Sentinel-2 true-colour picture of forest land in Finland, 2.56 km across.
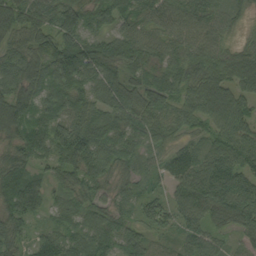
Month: September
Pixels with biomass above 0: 96%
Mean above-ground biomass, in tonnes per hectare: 76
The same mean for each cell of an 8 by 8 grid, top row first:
101 81 105 76 71 74 68 40
61 95 146 105 91 59 65 45
81 104 113 87 66 71 86 77
76 80 83 79 84 57 87 82
74 100 141 67 52 47 60 92
97 49 80 54 37 80 107 96
95 52 61 50 61 65 91 107
59 71 68 75 59 47 65 33
